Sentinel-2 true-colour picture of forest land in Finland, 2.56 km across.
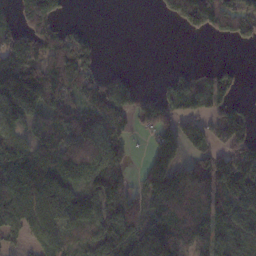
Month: November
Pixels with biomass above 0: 68%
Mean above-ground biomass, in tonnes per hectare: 92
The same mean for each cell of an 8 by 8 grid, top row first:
87 152 0 0 0 76 160 114
115 125 129 0 0 0 0 11
162 156 153 71 5 50 65 35
105 84 78 132 77 88 87 74
115 82 78 94 24 153 90 156
139 109 101 126 75 148 138 166
137 113 107 87 74 140 115 122
45 105 58 116 184 136 109 85
